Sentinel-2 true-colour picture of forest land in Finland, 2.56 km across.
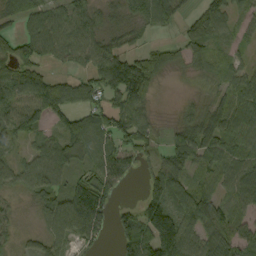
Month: September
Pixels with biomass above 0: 80%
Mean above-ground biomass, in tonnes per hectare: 63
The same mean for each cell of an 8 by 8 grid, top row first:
50 79 74 36 77 42 78 33
69 88 104 68 35 31 46 21
78 64 47 112 91 7 29 46
73 76 65 74 47 13 53 74
41 55 88 72 53 63 83 56
56 80 40 79 40 70 36 66
17 66 121 52 99 98 88 39
24 59 61 24 106 185 74 53
